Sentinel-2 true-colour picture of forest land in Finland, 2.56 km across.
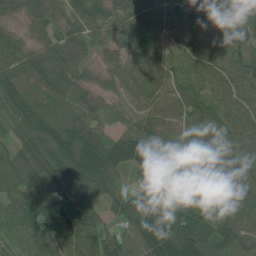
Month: June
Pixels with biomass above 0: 97%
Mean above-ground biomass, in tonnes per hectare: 96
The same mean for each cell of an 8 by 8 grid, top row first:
38 76 90 83 86 92 105 123
75 92 86 55 79 70 82 66
118 117 74 39 76 91 89 95
94 90 93 57 65 83 108 78
70 124 125 91 117 80 89 80
102 137 135 93 89 115 94 106
94 104 141 59 151 140 101 100
56 100 135 102 138 152 123 106
